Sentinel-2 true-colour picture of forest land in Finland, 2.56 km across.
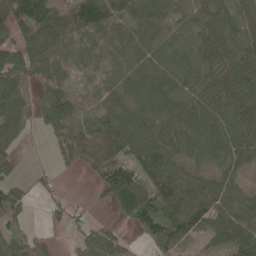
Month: May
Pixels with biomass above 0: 82%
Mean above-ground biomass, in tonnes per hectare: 67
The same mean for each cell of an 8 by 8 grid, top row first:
88 116 137 107 83 63 82 70
78 82 64 68 70 50 82 96
83 62 26 49 78 64 78 99
78 78 49 83 81 85 87 95
19 15 94 101 96 65 77 86
32 19 11 84 68 78 51 36
52 24 15 38 100 82 97 67
57 17 32 65 27 59 35 91
